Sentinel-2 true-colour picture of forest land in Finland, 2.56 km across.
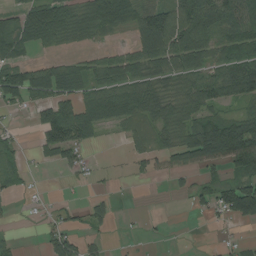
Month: August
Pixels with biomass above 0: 59%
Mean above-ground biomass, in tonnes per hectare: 59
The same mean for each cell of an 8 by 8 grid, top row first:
60 128 69 126 94 108 96 97
81 32 20 23 78 106 81 89
115 122 78 85 80 63 79 113
25 76 93 95 70 59 57 39
26 84 75 3 33 59 149 175
41 3 23 6 23 25 27 74
5 13 23 29 1 1 37 152
15 46 49 7 3 0 2 15
